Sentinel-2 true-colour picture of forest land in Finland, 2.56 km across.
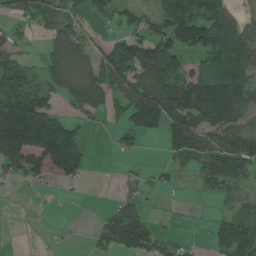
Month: June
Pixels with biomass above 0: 60%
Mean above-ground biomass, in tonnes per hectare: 83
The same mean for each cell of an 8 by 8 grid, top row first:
55 65 44 49 48 145 153 59
50 43 65 101 144 118 159 175
118 58 79 156 149 124 121 117
254 112 54 54 201 175 196 113
202 208 99 15 13 117 102 117
50 79 61 1 23 23 88 87
1 5 1 32 47 1 2 35
1 6 2 82 98 32 25 130
